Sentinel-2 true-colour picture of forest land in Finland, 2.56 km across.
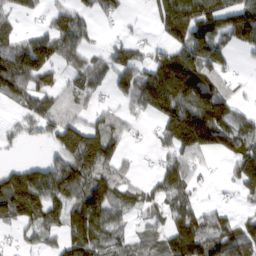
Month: March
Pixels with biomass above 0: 67%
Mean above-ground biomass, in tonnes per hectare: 84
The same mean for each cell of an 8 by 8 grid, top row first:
50 39 57 37 10 168 136 132
86 122 85 52 37 100 161 45
116 66 79 67 106 183 137 20
32 99 68 53 60 144 167 61
29 36 177 84 6 109 104 106
83 124 120 102 17 114 17 77
130 110 114 99 56 88 48 24
20 43 105 72 47 122 124 116
